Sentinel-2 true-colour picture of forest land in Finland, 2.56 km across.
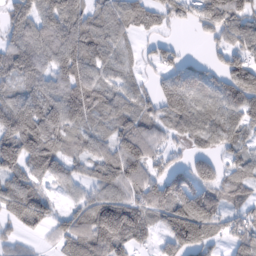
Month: February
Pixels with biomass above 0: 83%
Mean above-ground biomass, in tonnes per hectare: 85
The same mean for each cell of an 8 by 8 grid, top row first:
72 101 92 90 80 45 78 87
97 109 138 85 29 42 23 77
79 77 120 58 25 86 67 107
129 121 113 82 68 111 90 96
133 124 63 80 102 34 60 61
81 67 46 98 89 92 97 78
104 72 78 158 99 157 119 53
29 22 109 145 52 127 93 60
